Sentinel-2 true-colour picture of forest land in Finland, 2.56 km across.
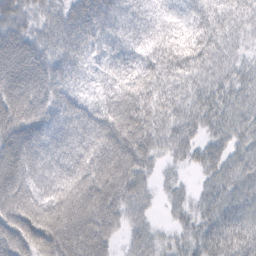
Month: February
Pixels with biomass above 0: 95%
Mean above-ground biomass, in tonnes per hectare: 64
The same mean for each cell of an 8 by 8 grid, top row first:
59 48 70 64 37 32 51 38
90 55 59 48 45 63 64 25
98 80 30 44 69 58 49 47
92 71 62 79 80 51 59 51
94 70 80 105 73 48 45 44
90 79 94 112 50 14 34 55
95 99 115 83 33 27 45 55
90 107 114 49 46 31 61 69
